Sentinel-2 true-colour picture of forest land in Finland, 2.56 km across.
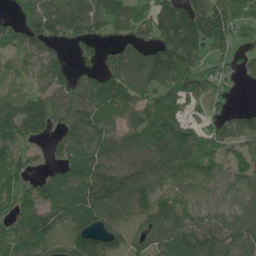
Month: May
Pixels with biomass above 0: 84%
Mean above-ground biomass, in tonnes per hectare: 93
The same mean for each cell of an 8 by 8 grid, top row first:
38 132 123 97 80 155 177 99
60 92 66 56 86 167 112 43
37 89 83 125 109 110 86 38
114 103 107 109 116 105 60 47
89 48 130 109 113 146 75 69
90 62 103 120 113 70 54 58
82 93 101 116 91 82 49 57
96 79 110 77 75 125 121 105
